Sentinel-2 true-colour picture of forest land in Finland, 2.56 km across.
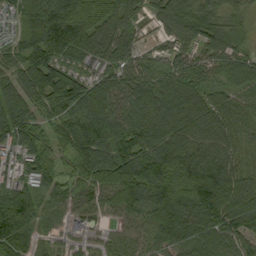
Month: September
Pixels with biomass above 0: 93%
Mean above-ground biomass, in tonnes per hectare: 92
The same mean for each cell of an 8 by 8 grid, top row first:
80 125 125 107 51 104 76 39
62 132 113 110 42 64 79 57
84 128 96 95 86 90 54 67
110 81 120 130 132 113 106 71
91 57 111 115 138 115 110 67
64 81 67 105 161 128 141 100
140 56 58 59 105 136 136 112
98 37 35 42 61 78 86 78
